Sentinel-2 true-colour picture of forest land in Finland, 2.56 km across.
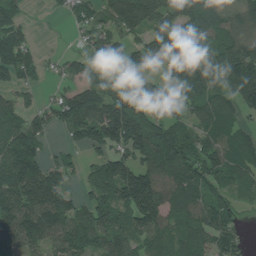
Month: July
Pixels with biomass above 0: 80%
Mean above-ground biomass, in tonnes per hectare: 100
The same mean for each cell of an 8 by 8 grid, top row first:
75 8 63 98 159 128 117 75
145 4 27 123 105 153 94 105
73 24 67 58 88 96 111 176
71 66 163 146 102 53 107 74
159 40 68 121 148 157 104 114
148 103 32 132 134 132 101 83
156 170 76 117 166 106 108 37
129 100 112 106 71 78 83 50
